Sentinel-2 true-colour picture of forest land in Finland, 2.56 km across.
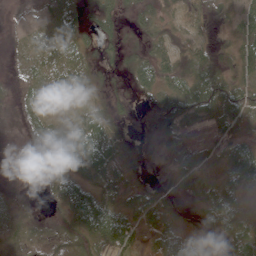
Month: May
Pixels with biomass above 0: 77%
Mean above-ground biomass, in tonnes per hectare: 34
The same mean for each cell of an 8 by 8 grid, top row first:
2 26 30 38 27 18 18 46
10 40 36 21 20 27 24 39
9 45 54 7 41 49 63 39
8 31 35 22 3 66 47 52
2 38 65 49 5 32 31 37
2 19 43 43 4 25 19 58
12 5 104 69 51 20 38 41
29 24 45 87 25 64 18 49
